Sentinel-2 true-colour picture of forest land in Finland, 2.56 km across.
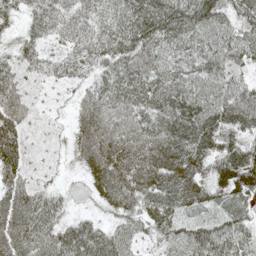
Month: May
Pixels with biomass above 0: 90%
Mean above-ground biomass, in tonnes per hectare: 52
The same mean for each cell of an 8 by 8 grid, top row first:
31 52 55 54 89 83 72 44
36 28 51 62 72 56 60 52
57 29 31 61 73 65 64 30
60 22 31 58 59 77 71 71
71 32 43 52 61 69 56 46
60 25 14 58 58 66 43 61
75 59 6 30 50 53 29 32
76 64 74 59 28 35 63 46
